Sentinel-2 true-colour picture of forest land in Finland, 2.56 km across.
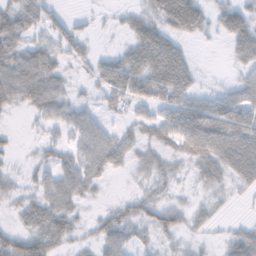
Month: November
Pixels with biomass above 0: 74%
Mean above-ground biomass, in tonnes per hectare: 36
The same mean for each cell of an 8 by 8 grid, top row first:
66 39 8 5 29 53 27 52
56 44 27 9 69 46 2 47
85 72 9 65 72 85 4 24
16 43 31 14 19 55 60 57
8 22 40 51 27 40 67 70
13 38 60 20 16 19 34 42
14 59 25 23 34 33 18 4
48 57 18 45 19 16 10 38
